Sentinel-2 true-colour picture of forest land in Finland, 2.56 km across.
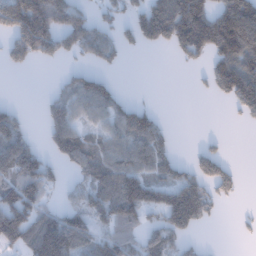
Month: January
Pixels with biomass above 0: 56%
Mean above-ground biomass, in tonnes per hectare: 87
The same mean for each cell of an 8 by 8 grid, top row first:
164 196 90 55 116 173 142 180
111 112 96 72 38 63 122 137
0 6 72 32 0 0 47 167
48 72 80 91 71 0 0 64
149 53 112 78 110 27 19 0
138 90 56 113 100 76 119 33
148 74 103 151 151 218 85 10
95 211 107 125 115 95 9 8
